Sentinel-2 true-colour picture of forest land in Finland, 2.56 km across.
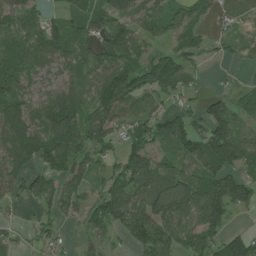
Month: July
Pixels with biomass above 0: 75%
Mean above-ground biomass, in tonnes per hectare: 71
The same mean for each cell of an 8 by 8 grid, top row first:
65 44 50 85 65 54 40 11
41 88 60 93 45 77 41 13
73 47 47 117 116 110 13 11
98 85 77 100 53 64 70 69
111 100 97 68 101 98 127 88
83 59 61 72 128 92 88 65
16 46 55 113 105 100 138 52
12 40 11 26 110 82 81 71
